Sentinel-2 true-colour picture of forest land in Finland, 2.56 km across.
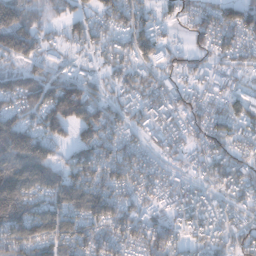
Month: December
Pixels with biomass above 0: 84%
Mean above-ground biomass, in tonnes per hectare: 72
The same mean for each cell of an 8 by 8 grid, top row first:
95 30 45 65 52 30 61 82
112 36 36 53 85 43 56 62
66 68 69 31 47 49 54 36
77 118 147 69 51 57 55 80
155 86 79 85 42 54 70 50
161 102 97 82 68 38 55 75
135 93 103 90 50 69 79 39
108 111 90 68 62 53 59 68
